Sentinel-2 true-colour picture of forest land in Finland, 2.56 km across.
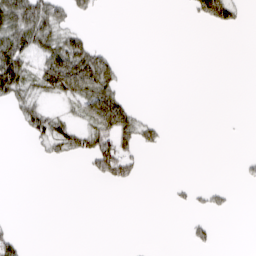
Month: March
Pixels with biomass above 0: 23%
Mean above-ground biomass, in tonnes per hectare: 19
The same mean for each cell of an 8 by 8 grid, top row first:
79 63 14 0 0 0 53 16
77 55 54 11 0 0 0 0
87 70 94 47 0 0 0 0
17 33 33 96 7 0 0 0
0 32 36 80 28 0 0 0
0 0 2 52 7 0 0 6
0 0 0 0 0 5 16 1
26 0 0 0 0 0 18 0
